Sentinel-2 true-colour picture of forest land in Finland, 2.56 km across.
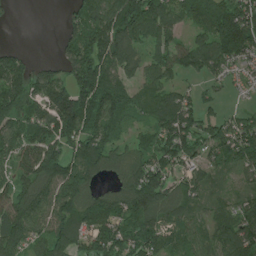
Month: June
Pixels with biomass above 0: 81%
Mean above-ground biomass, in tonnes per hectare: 103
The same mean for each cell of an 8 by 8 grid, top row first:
6 0 98 155 180 84 135 174
26 0 121 175 67 87 139 190
150 104 133 122 78 53 56 30
146 122 178 131 68 150 57 47
88 108 135 81 60 148 104 141
76 131 143 60 163 87 67 58
130 97 136 136 163 90 53 70
123 96 75 123 137 71 76 127
